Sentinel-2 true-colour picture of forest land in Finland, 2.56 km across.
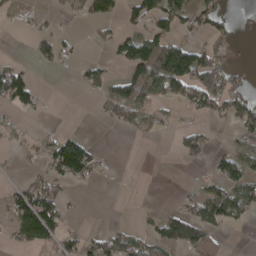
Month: April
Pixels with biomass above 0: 41%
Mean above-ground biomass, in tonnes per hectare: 46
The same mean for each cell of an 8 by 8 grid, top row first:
24 16 26 42 74 81 60 7
9 55 11 33 110 128 51 3
108 3 30 48 120 153 110 25
40 4 0 38 51 24 53 74
29 49 71 0 4 29 44 41
8 61 63 6 0 0 34 92
99 129 6 0 8 25 107 71
40 55 48 56 44 87 51 0
